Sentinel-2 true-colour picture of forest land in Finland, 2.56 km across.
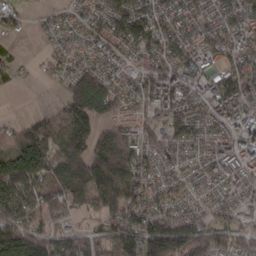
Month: March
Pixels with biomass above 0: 85%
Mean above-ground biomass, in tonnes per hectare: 80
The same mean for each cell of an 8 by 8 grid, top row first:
38 21 38 103 87 74 55 86
13 18 40 66 86 85 61 83
18 13 117 61 78 97 61 92
2 27 163 72 49 112 80 89
67 99 113 107 73 82 79 112
166 78 108 140 77 56 65 79
126 75 53 112 92 59 49 65
129 94 77 87 166 175 118 79
